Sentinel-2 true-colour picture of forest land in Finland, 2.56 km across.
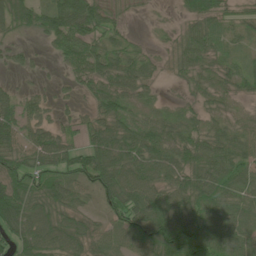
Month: June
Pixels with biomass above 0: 85%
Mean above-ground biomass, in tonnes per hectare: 55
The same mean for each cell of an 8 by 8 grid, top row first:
69 63 105 32 5 12 61 28
22 21 70 54 18 31 54 21
9 6 41 71 50 15 37 47
59 27 18 72 31 29 29 12
58 71 43 89 77 62 60 51
94 75 77 95 74 63 77 54
110 72 46 68 102 90 71 57
60 73 63 46 74 96 86 64
